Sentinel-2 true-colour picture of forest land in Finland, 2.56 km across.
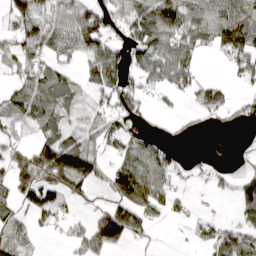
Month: April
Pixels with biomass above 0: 61%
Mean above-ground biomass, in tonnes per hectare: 66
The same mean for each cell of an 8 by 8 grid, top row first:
85 64 90 73 172 133 88 105
66 69 79 76 130 113 54 120
44 72 46 94 61 81 25 31
66 79 34 69 49 14 44 34
42 95 76 49 71 16 21 5
94 123 147 77 122 37 17 44
55 86 19 70 84 32 4 56
72 8 57 112 22 1 56 83
